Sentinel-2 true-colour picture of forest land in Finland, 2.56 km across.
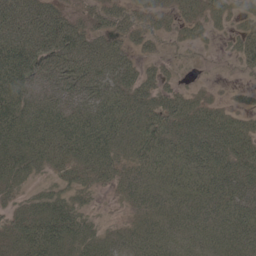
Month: May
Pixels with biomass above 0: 86%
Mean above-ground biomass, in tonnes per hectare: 52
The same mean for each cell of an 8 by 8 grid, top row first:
80 72 32 47 41 33 43 27
85 86 84 62 29 17 12 35
86 56 82 76 46 18 5 9
79 63 51 74 62 66 51 28
72 70 71 58 62 62 77 63
59 23 35 34 48 59 65 64
31 56 32 6 40 49 51 64
55 80 55 27 54 44 44 56
